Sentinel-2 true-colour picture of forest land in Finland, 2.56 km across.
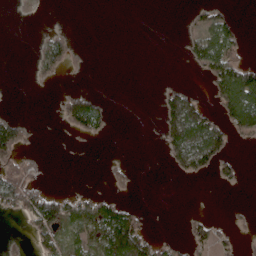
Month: May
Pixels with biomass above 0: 29%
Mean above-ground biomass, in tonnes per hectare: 29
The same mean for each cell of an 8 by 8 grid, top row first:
6 1 0 0 0 0 45 8
0 49 7 0 0 0 75 29
0 16 1 0 0 2 37 104
7 0 95 14 0 100 39 111
81 0 4 1 0 92 123 8
52 5 0 15 0 13 25 21
47 86 68 62 11 0 2 3
10 48 47 120 78 10 48 18
